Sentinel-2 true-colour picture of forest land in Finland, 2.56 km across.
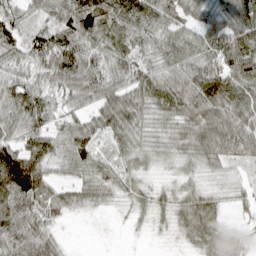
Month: April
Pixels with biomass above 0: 90%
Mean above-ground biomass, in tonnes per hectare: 53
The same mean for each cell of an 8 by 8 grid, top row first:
34 41 108 93 86 59 42 68
50 64 78 58 47 69 60 84
53 55 74 68 64 57 87 80
74 53 41 84 57 58 66 63
59 57 67 32 40 42 82 18
137 51 34 40 27 27 27 15
86 57 33 15 27 41 49 14
84 53 1 1 4 15 54 37
